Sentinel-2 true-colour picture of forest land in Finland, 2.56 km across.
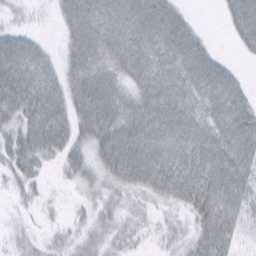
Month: February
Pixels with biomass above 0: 83%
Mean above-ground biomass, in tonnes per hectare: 51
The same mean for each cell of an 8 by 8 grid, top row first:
14 5 68 69 91 58 0 56
52 15 57 57 100 97 31 19
65 43 51 47 68 82 95 31
45 60 44 56 73 88 63 74
45 46 31 71 78 78 86 91
34 11 32 42 73 98 107 80
11 10 13 25 17 32 94 65
19 17 25 25 12 23 68 33
